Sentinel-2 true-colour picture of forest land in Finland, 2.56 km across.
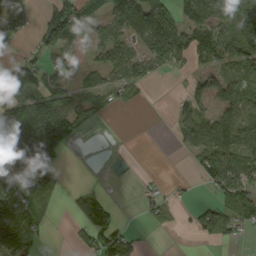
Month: September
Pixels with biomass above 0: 55%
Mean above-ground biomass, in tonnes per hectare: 58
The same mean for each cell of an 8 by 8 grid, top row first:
100 73 110 72 141 67 94 66
20 69 29 80 65 114 102 79
120 49 44 54 48 4 40 55
125 94 68 21 2 20 44 81
155 120 11 2 0 17 95 87
74 87 0 2 10 3 69 86
123 23 78 45 28 27 30 95
108 11 25 91 14 0 29 17
